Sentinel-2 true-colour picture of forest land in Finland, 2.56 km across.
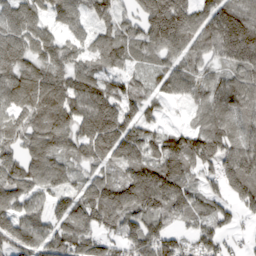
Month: March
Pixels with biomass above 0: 89%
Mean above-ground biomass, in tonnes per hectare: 110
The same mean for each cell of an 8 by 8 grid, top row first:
118 77 74 100 132 188 115 132
129 91 74 110 84 106 93 181
126 135 100 74 51 95 64 97
105 142 138 168 86 10 77 98
91 137 115 161 122 107 146 107
127 99 60 73 162 135 67 133
115 100 132 171 147 107 76 93
139 126 126 88 146 100 105 34
